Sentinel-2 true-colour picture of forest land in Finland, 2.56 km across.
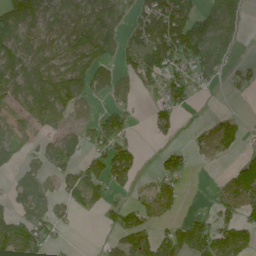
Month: June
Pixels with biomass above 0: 59%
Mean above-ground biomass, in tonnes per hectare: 62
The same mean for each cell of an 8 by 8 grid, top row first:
114 70 73 82 90 141 97 69
68 63 109 64 99 133 137 30
92 107 97 68 57 62 40 26
48 121 39 60 8 45 7 10
55 48 73 78 5 14 60 38
37 57 72 99 10 55 1 74
60 72 35 33 44 27 12 73
108 51 1 37 75 79 112 70
